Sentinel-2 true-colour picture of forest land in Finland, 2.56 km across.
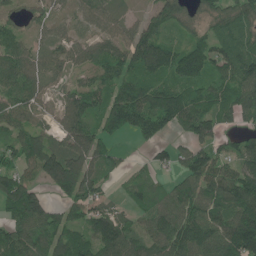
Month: June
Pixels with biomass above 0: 86%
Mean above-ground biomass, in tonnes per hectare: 96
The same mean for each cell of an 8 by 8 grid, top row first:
47 49 53 66 51 98 64 97
85 60 63 85 143 84 114 111
107 62 55 100 103 102 97 125
99 50 117 145 164 147 101 98
88 103 130 65 37 47 96 62
96 112 162 50 42 53 135 124
139 99 99 56 65 106 112 136
115 96 103 138 88 131 124 164
